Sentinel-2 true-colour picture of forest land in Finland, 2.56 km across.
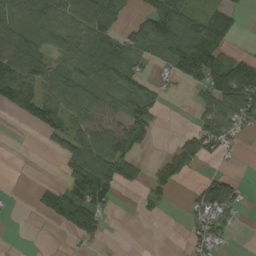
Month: August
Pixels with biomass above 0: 55%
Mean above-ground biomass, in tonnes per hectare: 56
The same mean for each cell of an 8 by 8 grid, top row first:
71 95 117 95 49 114 65 28
92 45 79 78 78 124 143 6
138 81 58 57 32 43 113 139
62 114 75 54 76 0 54 97
0 22 84 106 42 42 63 11
0 1 90 101 37 65 29 15
2 60 114 24 19 2 82 31
1 1 36 2 0 0 58 1
